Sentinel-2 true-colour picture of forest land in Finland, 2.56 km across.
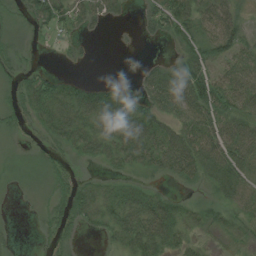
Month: August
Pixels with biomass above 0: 66%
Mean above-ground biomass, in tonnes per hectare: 33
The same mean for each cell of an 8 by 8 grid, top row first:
13 50 34 23 20 61 44 31
15 3 6 0 1 15 46 43
17 35 14 5 34 66 52 58
23 44 48 59 48 70 61 52
5 21 36 52 65 62 77 77
13 19 14 13 19 37 43 57
1 17 51 38 59 28 18 36
4 17 8 16 53 34 8 14
